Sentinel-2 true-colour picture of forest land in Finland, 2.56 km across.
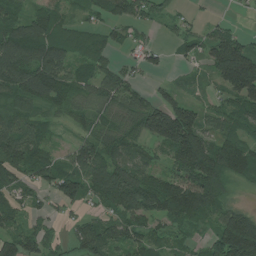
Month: July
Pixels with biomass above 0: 82%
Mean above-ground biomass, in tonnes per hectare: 84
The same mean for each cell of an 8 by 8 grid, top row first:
59 76 30 65 58 33 12 7
170 151 67 61 49 36 85 112
128 137 74 91 22 22 40 204
75 50 63 81 112 135 53 81
115 48 67 98 69 162 119 105
82 74 112 122 93 85 147 70
67 35 45 77 121 134 99 71
86 52 79 91 72 38 57 264
